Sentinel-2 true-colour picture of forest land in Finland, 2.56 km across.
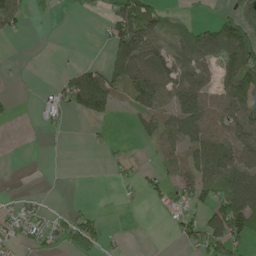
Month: May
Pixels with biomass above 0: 47%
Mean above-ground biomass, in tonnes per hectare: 49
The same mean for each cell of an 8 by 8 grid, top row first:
60 12 12 76 113 21 6 73
0 0 1 77 124 60 117 138
2 4 93 74 117 94 54 119
6 32 43 32 68 105 103 123
0 2 0 12 17 75 104 105
0 0 0 12 27 47 64 77
33 18 11 1 7 43 71 113
37 46 94 10 0 23 94 67
